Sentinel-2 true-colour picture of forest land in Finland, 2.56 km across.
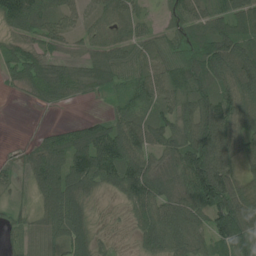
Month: July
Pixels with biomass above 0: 82%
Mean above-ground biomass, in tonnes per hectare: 65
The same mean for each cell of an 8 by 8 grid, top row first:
108 73 46 72 27 43 77 79
49 41 31 73 45 34 92 98
38 86 55 51 61 70 84 106
0 12 2 27 43 60 92 93
6 59 94 131 75 70 112 68
22 101 109 88 111 79 139 56
18 68 58 5 77 89 91 110
36 50 63 15 52 80 66 100
